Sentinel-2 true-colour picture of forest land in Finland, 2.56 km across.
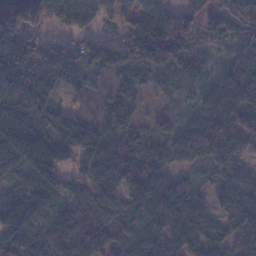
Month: January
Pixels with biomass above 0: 89%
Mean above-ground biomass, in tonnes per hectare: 121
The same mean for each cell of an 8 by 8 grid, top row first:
102 126 220 70 138 165 90 108
204 140 94 117 205 164 33 99
261 232 97 54 44 60 92 185
250 162 45 88 23 38 122 127
204 187 221 130 83 112 138 103
97 161 93 88 123 69 48 102
145 80 132 117 112 115 72 153
101 127 163 78 108 91 107 115
